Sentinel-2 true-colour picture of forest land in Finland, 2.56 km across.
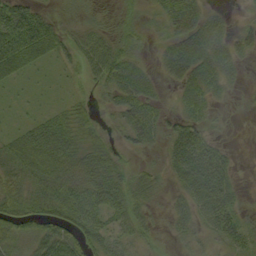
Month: September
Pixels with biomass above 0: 77%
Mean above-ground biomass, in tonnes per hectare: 37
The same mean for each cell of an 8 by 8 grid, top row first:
60 29 20 13 19 63 33 6
94 50 40 47 18 48 54 30
26 5 14 55 52 31 52 13
9 15 27 23 68 21 22 3
34 56 42 18 36 50 43 2
41 47 42 54 28 39 93 17
59 51 61 57 30 29 60 25
50 69 61 41 24 17 27 31
